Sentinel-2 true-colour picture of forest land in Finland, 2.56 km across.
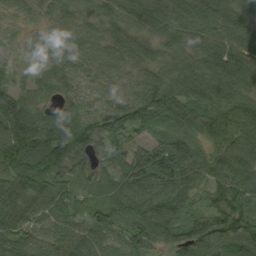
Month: August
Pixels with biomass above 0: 98%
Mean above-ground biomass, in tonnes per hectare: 84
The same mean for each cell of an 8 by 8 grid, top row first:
41 39 53 67 105 115 115 100
17 45 63 62 63 70 106 117
35 45 53 62 67 103 123 119
116 55 60 92 113 100 90 94
127 120 112 80 62 99 61 109
107 97 53 63 99 112 78 125
106 77 54 82 98 91 71 115
87 64 97 52 75 83 122 112
